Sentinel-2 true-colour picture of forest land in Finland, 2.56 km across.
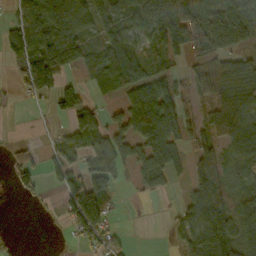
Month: October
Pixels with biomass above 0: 67%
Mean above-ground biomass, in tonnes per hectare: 58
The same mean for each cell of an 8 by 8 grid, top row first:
52 123 74 69 84 136 89 81
72 105 80 77 56 72 88 50
26 65 22 68 87 46 46 73
2 16 84 21 112 77 48 77
15 13 44 77 83 71 78 86
41 32 51 70 53 37 116 38
0 3 127 30 1 16 115 62
3 0 48 32 0 22 95 83
